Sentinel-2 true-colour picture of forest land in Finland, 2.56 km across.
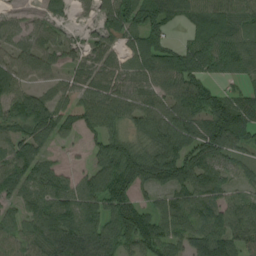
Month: August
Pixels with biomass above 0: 86%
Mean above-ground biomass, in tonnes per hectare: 80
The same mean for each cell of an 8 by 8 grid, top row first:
28 50 17 78 99 83 89 79
66 73 37 44 94 60 98 94
85 53 55 66 65 105 59 41
98 106 99 94 100 89 110 98
92 51 23 88 76 110 127 77
116 80 42 120 96 108 86 39
56 85 84 85 56 75 83 72
85 97 106 92 107 65 117 97
